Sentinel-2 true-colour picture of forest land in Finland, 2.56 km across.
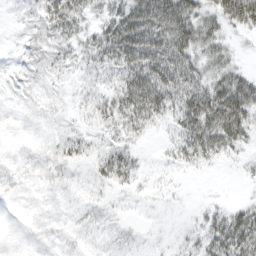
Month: March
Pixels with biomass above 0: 69%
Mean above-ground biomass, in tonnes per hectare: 24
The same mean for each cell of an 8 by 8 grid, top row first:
4 31 30 36 77 80 38 67
3 18 22 50 75 71 42 8
3 7 8 17 61 61 44 41
1 5 7 31 51 35 68 63
1 7 19 17 6 23 51 29
4 7 5 30 8 5 2 4
0 3 6 5 2 2 10 21
0 3 4 7 3 5 33 58
